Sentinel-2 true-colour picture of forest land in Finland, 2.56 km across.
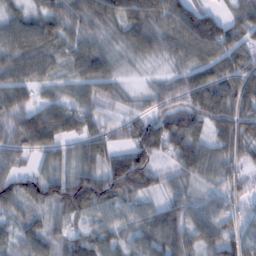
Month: February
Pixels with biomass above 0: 93%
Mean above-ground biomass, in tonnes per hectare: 69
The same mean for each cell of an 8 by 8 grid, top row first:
52 79 74 72 78 100 67 65
71 68 55 41 59 68 102 82
74 50 59 63 19 51 71 92
94 68 65 31 47 88 106 93
89 76 64 69 127 78 58 84
83 65 90 137 123 45 49 53
51 72 100 53 41 65 48 42
41 53 58 45 57 78 64 68
